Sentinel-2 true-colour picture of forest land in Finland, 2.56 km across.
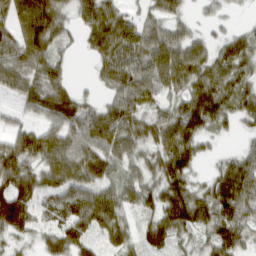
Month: March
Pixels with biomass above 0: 85%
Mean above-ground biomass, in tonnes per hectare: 61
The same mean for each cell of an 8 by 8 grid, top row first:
80 100 47 71 35 37 16 6
75 66 19 93 79 77 43 65
57 65 6 59 77 76 84 63
21 65 69 61 51 56 87 55
64 71 71 66 47 87 19 12
92 59 70 41 44 86 28 91
126 57 92 79 46 101 84 90
31 48 70 55 52 43 44 56
